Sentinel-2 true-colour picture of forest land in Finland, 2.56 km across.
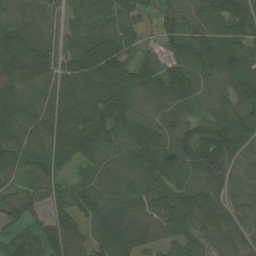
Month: August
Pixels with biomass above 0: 94%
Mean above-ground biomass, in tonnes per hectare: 92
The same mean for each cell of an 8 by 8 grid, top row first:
86 63 80 80 38 76 84 109
118 85 99 119 40 80 121 107
113 93 102 104 90 90 83 119
103 86 106 98 86 95 68 102
104 95 105 93 111 98 136 119
58 90 62 102 92 80 129 60
83 65 90 97 87 111 125 78
62 108 86 121 88 84 73 86
